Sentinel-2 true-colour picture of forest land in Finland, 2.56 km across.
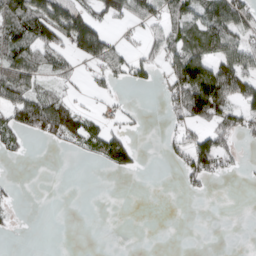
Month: March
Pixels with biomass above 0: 43%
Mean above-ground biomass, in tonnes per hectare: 41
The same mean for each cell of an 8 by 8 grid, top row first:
102 115 84 70 56 56 71 71
91 69 95 54 35 64 92 77
82 31 15 33 28 85 166 93
73 111 42 12 5 46 133 69
29 19 42 76 2 34 82 29
1 0 0 11 4 9 57 8
12 0 0 0 0 0 0 0
2 0 0 0 0 0 0 0
